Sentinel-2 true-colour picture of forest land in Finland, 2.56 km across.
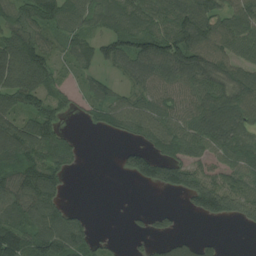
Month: August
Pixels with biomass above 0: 72%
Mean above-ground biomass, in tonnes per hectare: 74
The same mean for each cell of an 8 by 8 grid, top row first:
81 106 75 82 92 104 90 77
118 64 67 72 101 123 102 72
105 68 31 39 69 84 111 91
91 87 24 73 80 68 106 101
131 143 27 4 53 95 82 90
93 109 5 3 100 102 59 72
107 110 15 1 10 14 112 75
143 130 88 10 23 44 23 0
